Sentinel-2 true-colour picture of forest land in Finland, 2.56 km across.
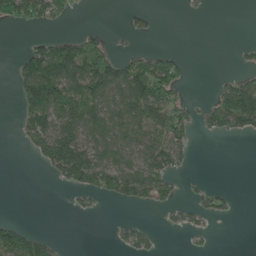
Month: June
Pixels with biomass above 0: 39%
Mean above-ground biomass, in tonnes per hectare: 48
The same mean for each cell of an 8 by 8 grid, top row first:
87 85 6 0 23 0 3 0
3 87 84 39 12 7 0 13
44 146 119 107 115 83 2 50
23 137 95 89 91 72 52 181
8 127 120 86 79 72 0 1
0 18 126 111 95 36 4 0
0 0 15 4 27 32 43 4
104 32 0 9 38 0 10 0
